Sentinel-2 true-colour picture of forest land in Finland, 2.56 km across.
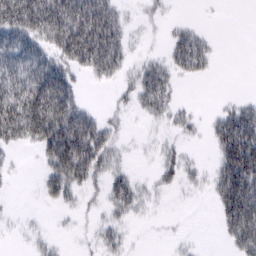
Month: February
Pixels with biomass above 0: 53%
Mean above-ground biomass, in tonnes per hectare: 33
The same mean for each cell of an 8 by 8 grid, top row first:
82 81 79 52 10 3 1 0
64 45 87 67 7 35 25 0
73 81 18 26 45 23 8 0
92 89 50 12 22 20 6 44
29 59 84 33 4 12 13 91
4 32 54 32 8 24 17 94
2 6 14 27 14 1 4 90
2 10 5 23 1 5 0 58
